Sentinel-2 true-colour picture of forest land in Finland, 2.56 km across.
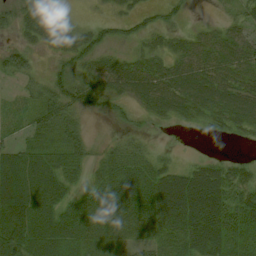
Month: August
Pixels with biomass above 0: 80%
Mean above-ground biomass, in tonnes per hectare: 32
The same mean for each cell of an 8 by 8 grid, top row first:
24 33 1 15 21 18 2 17
30 13 40 27 13 14 19 26
25 37 38 34 39 37 27 19
18 47 35 19 15 24 23 30
24 22 32 19 17 1 1 4
70 50 18 49 46 47 58 39
85 51 37 36 43 70 67 66
79 60 23 16 23 22 38 35
